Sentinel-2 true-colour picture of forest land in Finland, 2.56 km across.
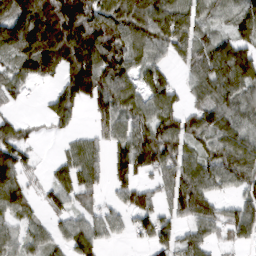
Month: March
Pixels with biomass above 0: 77%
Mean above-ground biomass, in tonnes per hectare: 87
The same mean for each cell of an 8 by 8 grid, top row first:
152 190 181 114 133 123 60 83
118 197 179 133 85 80 87 91
73 62 162 125 69 35 109 132
20 53 37 98 78 89 96 94
110 4 51 65 138 96 66 104
100 28 93 58 53 90 99 105
92 39 45 36 83 72 79 68
64 57 92 25 41 68 58 52
